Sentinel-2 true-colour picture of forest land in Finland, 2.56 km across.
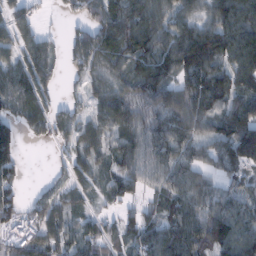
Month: February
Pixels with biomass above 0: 84%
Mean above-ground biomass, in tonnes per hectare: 75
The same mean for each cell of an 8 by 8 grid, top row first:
61 7 40 86 110 79 72 122
69 49 97 98 107 123 153 134
97 59 36 66 92 80 105 92
55 60 41 84 64 99 98 94
63 24 64 65 84 88 68 140
49 13 43 50 64 79 50 50
74 75 32 25 51 71 80 74
71 69 68 58 86 116 105 119
